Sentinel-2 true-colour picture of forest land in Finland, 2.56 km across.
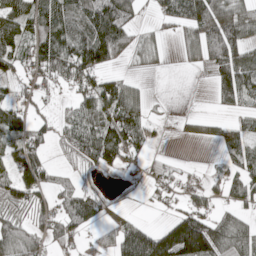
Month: May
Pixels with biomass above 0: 67%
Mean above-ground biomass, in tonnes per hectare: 64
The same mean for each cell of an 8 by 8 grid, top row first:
88 93 107 126 16 90 127 89
69 121 118 137 46 17 123 108
40 68 61 52 15 0 13 101
56 14 74 100 53 4 8 38
88 46 88 128 46 4 25 69
68 52 23 15 27 27 20 63
57 56 100 17 7 30 42 47
109 57 23 58 120 186 150 97
